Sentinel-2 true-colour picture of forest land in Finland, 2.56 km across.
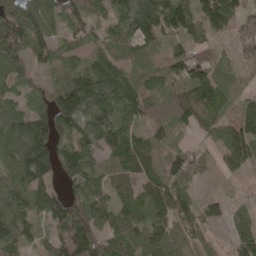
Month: May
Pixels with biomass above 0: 86%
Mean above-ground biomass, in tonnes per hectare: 84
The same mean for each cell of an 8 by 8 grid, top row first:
150 96 86 80 172 140 115 72
127 86 64 68 76 37 55 36
79 43 116 142 67 78 122 16
64 109 143 105 79 62 86 63
91 168 107 87 88 42 30 125
98 95 118 67 92 91 17 24
92 95 103 90 92 81 10 21
102 53 143 80 93 75 26 68
